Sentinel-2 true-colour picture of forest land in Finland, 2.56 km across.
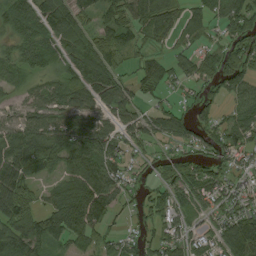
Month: August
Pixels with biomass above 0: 80%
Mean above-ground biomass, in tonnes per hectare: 79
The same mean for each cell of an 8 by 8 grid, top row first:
89 115 78 73 99 68 74 106
59 108 100 95 47 44 54 97
53 50 94 102 75 52 70 91
40 83 94 81 44 64 55 58
91 106 111 82 47 51 70 76
126 40 95 110 35 78 88 50
106 69 127 79 61 88 59 71
122 97 84 47 52 87 70 138
